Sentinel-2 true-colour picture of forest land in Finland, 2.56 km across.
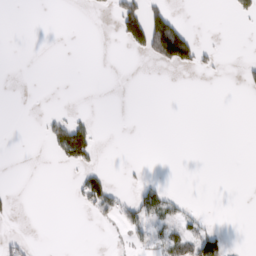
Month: February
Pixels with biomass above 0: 12%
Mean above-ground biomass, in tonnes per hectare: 12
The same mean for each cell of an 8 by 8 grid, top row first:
0 0 0 17 91 24 0 14
0 0 0 0 59 134 9 0
0 0 0 0 0 0 1 8
0 7 5 0 0 0 0 0
0 18 80 0 0 0 0 0
0 0 20 11 5 0 0 0
4 0 9 35 50 22 1 0
12 0 0 3 16 49 76 0
